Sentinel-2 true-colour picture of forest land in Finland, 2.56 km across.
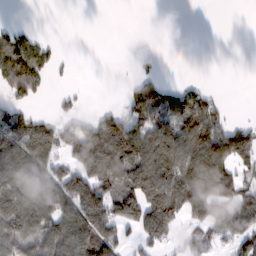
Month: February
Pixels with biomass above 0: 53%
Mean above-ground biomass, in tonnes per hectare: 75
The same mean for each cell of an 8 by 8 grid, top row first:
0 0 0 0 0 0 0 0
106 33 0 0 2 0 0 0
127 36 1 1 42 11 6 0
57 11 22 47 113 126 96 1
110 100 144 236 179 178 179 141
110 81 102 135 183 164 199 70
134 107 127 99 158 145 159 93
104 106 121 96 64 37 43 64
